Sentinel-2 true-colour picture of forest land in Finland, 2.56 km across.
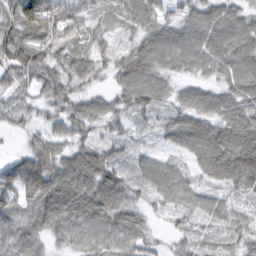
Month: February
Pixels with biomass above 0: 94%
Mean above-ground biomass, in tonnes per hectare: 65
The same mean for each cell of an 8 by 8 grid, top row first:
88 123 68 36 70 43 65 56
80 71 53 44 75 89 82 82
45 59 52 36 92 42 46 84
38 35 52 53 54 59 70 80
6 64 58 52 18 48 110 102
93 121 121 78 51 56 56 95
74 101 125 108 39 51 53 32
87 48 66 78 55 22 30 39
